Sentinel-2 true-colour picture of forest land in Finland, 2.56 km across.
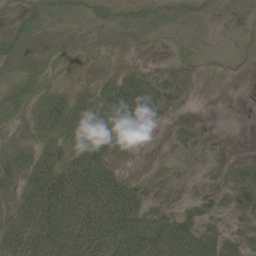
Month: June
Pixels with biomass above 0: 59%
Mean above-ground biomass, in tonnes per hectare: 28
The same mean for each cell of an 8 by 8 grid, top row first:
9 27 13 14 17 12 2 1
21 11 9 4 4 13 5 2
14 14 4 28 39 17 2 1
27 56 49 75 44 7 2 0
19 30 47 63 1 10 8 2
33 65 66 45 6 4 11 19
32 66 69 79 50 17 25 19
57 64 75 72 75 65 46 31
